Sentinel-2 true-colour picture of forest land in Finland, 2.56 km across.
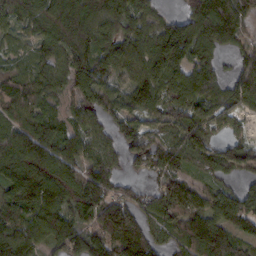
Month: February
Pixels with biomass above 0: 88%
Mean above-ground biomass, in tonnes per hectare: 100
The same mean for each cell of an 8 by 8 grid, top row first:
91 111 130 103 71 51 173 138
36 75 112 110 103 167 93 66
71 74 126 72 117 111 101 98
81 61 70 75 83 88 99 62
121 110 81 54 92 68 75 67
152 173 115 92 60 76 45 47
113 152 109 143 89 129 97 122
140 102 129 150 168 71 157 68
